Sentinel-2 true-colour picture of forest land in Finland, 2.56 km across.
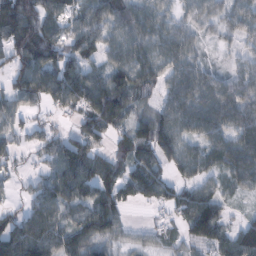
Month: February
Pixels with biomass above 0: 84%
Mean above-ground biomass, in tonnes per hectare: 67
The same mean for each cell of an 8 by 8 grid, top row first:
113 74 50 92 74 42 51 55
92 99 71 55 75 69 14 26
63 108 114 88 73 66 53 60
52 31 78 134 48 79 78 83
36 55 80 52 80 74 67 74
24 54 104 78 84 44 52 67
35 81 65 73 16 58 101 11
110 87 78 48 25 31 92 89
